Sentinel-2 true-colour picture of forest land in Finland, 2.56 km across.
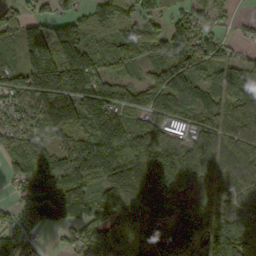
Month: October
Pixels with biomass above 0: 87%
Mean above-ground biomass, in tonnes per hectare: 128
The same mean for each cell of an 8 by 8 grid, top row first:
101 77 85 134 119 84 105 20
71 202 146 111 132 178 160 35
103 207 202 130 71 156 101 107
118 175 146 176 99 138 136 143
124 112 143 234 128 86 99 115
79 143 176 200 209 128 103 114
66 149 146 195 187 127 114 85
133 17 119 198 150 136 112 113
